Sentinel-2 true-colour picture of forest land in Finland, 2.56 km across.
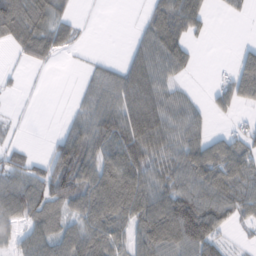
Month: February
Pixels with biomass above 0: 66%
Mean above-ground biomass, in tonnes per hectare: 50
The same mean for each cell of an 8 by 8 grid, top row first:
96 55 10 0 24 94 29 16
32 43 12 0 55 70 2 15
4 2 9 41 78 34 1 59
2 0 26 46 90 55 15 12
17 12 74 68 72 61 59 49
59 59 78 103 74 65 86 82
75 73 61 98 84 105 85 60
36 69 79 72 78 108 86 10
